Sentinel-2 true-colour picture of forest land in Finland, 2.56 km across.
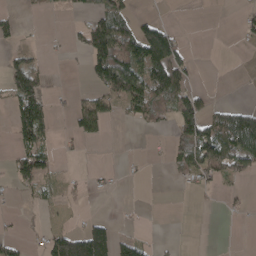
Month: April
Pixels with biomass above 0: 33%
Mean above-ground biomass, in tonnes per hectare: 40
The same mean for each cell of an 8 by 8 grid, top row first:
20 2 12 103 19 1 0 23
26 5 29 148 144 78 0 3
87 23 3 126 116 86 0 0
64 49 60 34 72 85 47 89
38 31 15 2 2 51 114 155
43 36 6 7 2 18 60 43
4 14 3 0 2 0 2 9
24 53 148 108 26 4 0 0
